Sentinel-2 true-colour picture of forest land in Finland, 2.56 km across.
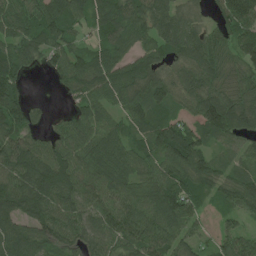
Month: June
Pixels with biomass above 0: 89%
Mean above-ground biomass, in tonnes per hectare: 84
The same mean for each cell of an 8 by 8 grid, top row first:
79 103 67 96 93 79 31 130
76 80 53 80 67 77 104 84
90 16 105 99 94 66 83 82
106 16 60 59 87 48 112 114
96 69 89 93 77 168 60 55
103 127 99 100 70 94 86 70
98 108 84 100 93 120 34 69
100 88 85 83 108 80 28 99
